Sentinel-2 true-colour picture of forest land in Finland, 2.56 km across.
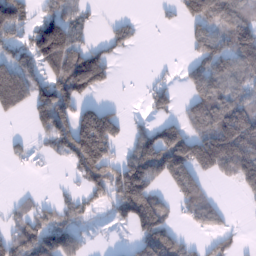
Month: January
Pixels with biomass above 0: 52%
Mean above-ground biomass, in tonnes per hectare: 91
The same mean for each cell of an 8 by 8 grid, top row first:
158 89 54 14 5 30 121 108
76 222 92 63 6 0 110 145
142 116 210 40 6 16 124 102
56 141 116 67 20 34 130 167
24 53 243 153 146 182 177 260
2 4 91 180 218 138 59 154
0 4 93 96 238 56 100 2
0 26 50 4 123 112 35 24
